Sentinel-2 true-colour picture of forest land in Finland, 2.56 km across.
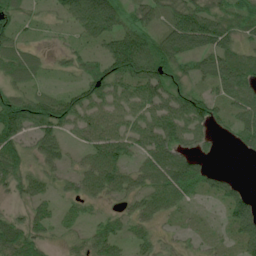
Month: July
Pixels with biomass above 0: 80%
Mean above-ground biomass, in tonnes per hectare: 49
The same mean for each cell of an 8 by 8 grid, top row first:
40 15 75 88 35 53 71 46
43 10 22 65 87 91 67 39
38 14 28 69 72 48 43 67
97 83 55 50 41 68 67 57
65 71 26 77 52 73 22 29
59 37 50 75 57 110 48 8
21 27 24 17 46 33 6 78
83 33 22 51 24 10 13 56
